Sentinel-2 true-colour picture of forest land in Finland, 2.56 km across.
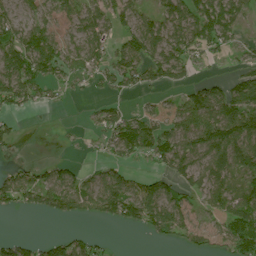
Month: July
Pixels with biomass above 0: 63%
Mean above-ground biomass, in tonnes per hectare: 57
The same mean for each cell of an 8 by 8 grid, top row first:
40 40 63 50 47 82 113 51
102 83 56 56 88 83 53 21
114 63 32 56 58 54 28 55
36 10 2 39 22 48 106 116
20 1 7 57 96 77 108 119
55 50 38 56 40 64 75 80
38 60 63 94 104 77 40 81
27 36 41 7 8 24 35 100
